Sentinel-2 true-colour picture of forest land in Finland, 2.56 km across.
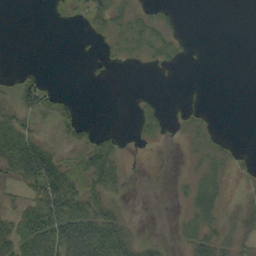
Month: September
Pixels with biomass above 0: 43%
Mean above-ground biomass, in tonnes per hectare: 17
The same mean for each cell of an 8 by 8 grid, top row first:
0 3 18 32 18 7 0 0
0 0 1 13 20 15 1 0
15 7 0 4 0 1 0 0
31 31 12 0 10 6 7 0
56 17 20 17 7 4 23 4
39 72 49 35 2 3 17 9
16 49 37 21 0 1 24 18
44 52 75 60 14 6 31 23
